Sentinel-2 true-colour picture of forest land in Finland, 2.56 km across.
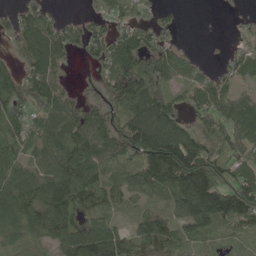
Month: May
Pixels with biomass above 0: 80%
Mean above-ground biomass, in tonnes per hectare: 87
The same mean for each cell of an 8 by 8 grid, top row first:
57 57 30 57 36 23 0 6
55 158 57 107 101 46 1 35
88 114 3 89 109 46 59 58
74 87 71 63 152 66 101 96
68 101 121 97 151 154 77 73
101 124 174 67 105 166 157 97
129 156 84 53 44 88 192 174
53 65 162 151 105 81 50 40
